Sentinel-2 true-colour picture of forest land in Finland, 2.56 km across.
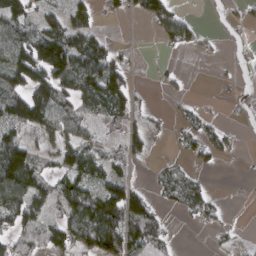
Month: March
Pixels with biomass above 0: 55%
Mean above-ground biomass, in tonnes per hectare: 57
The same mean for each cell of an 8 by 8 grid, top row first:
86 50 57 22 53 61 6 15
120 155 103 35 2 35 10 19
93 129 117 114 1 15 1 15
109 123 71 88 27 18 14 17
82 26 64 43 43 11 51 12
171 55 96 74 3 42 9 3
112 55 114 125 92 24 45 2
58 64 90 148 124 11 5 10
